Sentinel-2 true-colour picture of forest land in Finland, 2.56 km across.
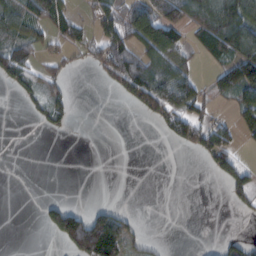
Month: February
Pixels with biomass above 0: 39%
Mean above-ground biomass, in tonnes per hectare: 43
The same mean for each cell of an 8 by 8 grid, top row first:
57 73 20 58 94 97 121 133
72 31 35 110 70 74 58 107
56 49 1 62 120 104 25 120
2 53 0 0 46 85 35 64
0 0 0 0 0 27 103 33
0 0 0 0 0 0 13 75
0 41 33 38 0 0 0 20
0 10 155 126 21 0 0 25
